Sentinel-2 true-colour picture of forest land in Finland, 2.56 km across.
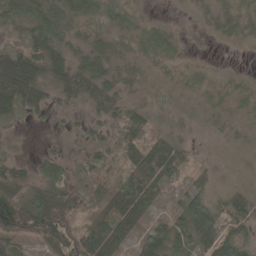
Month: May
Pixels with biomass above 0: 71%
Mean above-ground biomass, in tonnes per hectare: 26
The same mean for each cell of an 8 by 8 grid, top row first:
37 45 30 23 7 2 10 18
18 44 25 23 19 11 2 5
82 31 49 36 13 10 10 8
30 16 6 26 26 9 12 10
3 3 6 15 49 31 2 7
40 29 7 10 64 22 16 3
80 70 22 44 45 21 39 29
58 47 57 44 34 48 34 28
